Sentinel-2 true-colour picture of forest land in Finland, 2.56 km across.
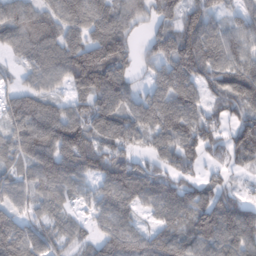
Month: February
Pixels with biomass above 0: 84%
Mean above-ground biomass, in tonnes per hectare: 88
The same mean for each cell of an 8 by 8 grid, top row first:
90 77 84 112 65 82 101 53
60 100 121 158 39 145 130 64
25 63 120 127 31 120 87 112
112 86 70 116 112 129 56 72
92 126 139 93 47 107 73 95
60 111 97 123 103 76 36 16
59 55 27 94 51 94 117 112
120 59 40 110 86 84 100 106
